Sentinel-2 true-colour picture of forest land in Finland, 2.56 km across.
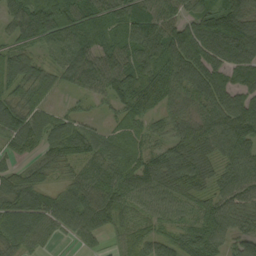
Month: September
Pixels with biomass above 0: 91%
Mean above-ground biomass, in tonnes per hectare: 75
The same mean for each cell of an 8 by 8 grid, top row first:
81 149 90 87 100 55 100 135
59 56 86 83 100 112 76 116
88 62 79 108 82 87 93 43
94 59 29 40 62 47 76 101
68 77 88 60 50 69 79 94
62 45 55 89 85 105 72 90
70 66 86 86 49 57 79 77
55 34 36 27 50 46 98 58
